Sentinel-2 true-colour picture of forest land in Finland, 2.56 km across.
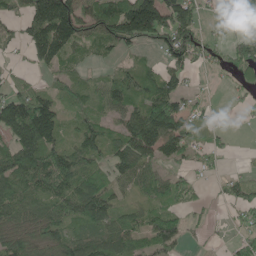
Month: May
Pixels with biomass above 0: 72%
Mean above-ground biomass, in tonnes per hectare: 82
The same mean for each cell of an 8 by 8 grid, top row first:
57 192 133 145 229 159 14 50
29 156 60 56 44 146 56 88
45 32 58 72 88 83 6 37
150 146 56 63 131 123 23 18
124 141 99 87 137 119 33 1
127 147 115 74 80 45 18 39
80 70 131 74 53 55 14 56
96 97 102 105 64 86 11 41
